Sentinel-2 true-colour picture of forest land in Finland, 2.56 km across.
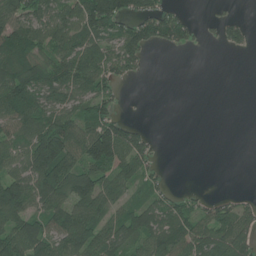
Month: June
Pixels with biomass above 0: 62%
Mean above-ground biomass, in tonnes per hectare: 62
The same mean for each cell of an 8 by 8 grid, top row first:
87 71 97 115 73 37 5 9
124 72 83 67 68 33 4 24
127 102 90 58 7 0 0 0
103 78 78 56 1 0 0 0
55 163 84 156 49 0 0 0
71 153 111 96 58 0 0 0
114 80 91 62 75 68 48 45
99 93 114 84 83 102 87 85
